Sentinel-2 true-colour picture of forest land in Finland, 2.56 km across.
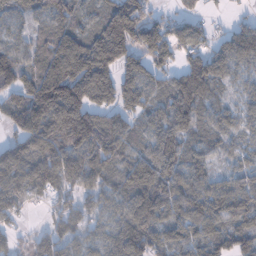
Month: January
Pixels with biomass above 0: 88%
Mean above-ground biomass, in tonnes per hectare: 102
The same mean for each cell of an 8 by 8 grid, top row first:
50 88 65 133 119 46 29 19
74 116 136 212 149 103 75 99
121 209 227 152 111 86 104 43
98 196 222 121 88 117 62 58
90 142 188 138 67 105 59 48
123 107 116 73 108 107 68 76
68 33 69 65 131 119 112 108
38 87 62 81 127 82 93 89
